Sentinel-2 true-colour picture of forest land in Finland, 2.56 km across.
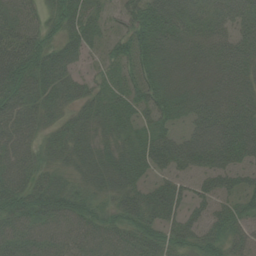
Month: August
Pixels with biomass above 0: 91%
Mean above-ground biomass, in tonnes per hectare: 54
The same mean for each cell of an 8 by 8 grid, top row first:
48 47 60 23 95 92 49 57
89 61 46 32 78 62 57 59
101 72 30 31 70 46 43 49
76 45 39 51 42 49 61 61
66 37 43 34 59 70 76 79
68 33 32 48 34 47 56 40
70 72 50 36 65 43 37 41
64 55 51 53 63 50 47 34
